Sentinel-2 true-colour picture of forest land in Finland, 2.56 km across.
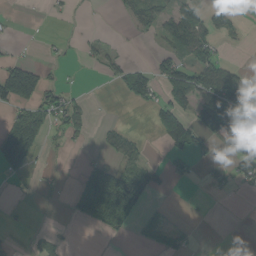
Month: August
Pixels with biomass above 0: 34%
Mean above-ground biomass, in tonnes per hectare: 35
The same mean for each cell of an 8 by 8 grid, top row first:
2 4 2 3 41 62 39 11
6 6 13 12 1 49 56 6
153 27 3 16 60 92 85 68
51 62 35 1 6 89 100 153
97 24 8 33 14 52 46 52
18 7 22 69 49 38 21 45
2 2 73 166 36 1 1 0
2 21 1 6 22 28 0 0
